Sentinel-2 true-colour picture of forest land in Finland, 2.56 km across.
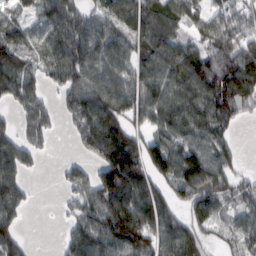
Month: February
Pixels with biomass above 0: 79%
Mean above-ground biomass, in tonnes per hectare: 82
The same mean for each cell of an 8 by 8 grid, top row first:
54 82 75 69 105 87 64 65
81 83 107 90 77 86 79 109
106 55 89 94 97 111 140 131
47 52 98 107 92 115 124 63
86 34 45 144 85 92 95 15
86 1 53 136 102 110 131 37
83 0 56 129 137 69 71 43
67 0 85 116 118 129 36 50
